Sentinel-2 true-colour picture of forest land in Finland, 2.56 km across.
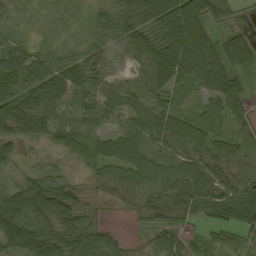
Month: September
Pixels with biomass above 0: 91%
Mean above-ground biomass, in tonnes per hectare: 48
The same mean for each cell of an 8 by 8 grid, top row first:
17 17 15 43 70 110 61 10
33 26 29 32 68 103 66 55
68 53 57 30 45 61 52 37
72 47 54 52 56 37 39 34
38 27 50 62 47 48 52 31
27 50 15 44 56 48 60 24
90 87 53 7 30 47 58 86
84 92 70 33 13 35 21 19
